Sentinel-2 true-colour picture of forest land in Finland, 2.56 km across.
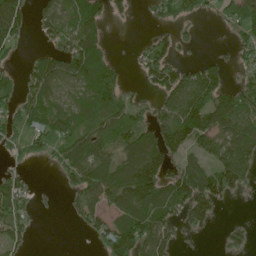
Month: June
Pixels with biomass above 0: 61%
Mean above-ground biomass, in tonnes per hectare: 60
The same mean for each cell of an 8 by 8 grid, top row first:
121 50 75 34 9 49 14 60
37 32 94 15 29 44 1 35
40 94 75 56 29 82 105 23
55 80 55 76 37 97 137 92
34 41 77 48 83 83 79 95
38 2 72 89 165 88 88 98
72 5 55 80 129 77 84 1
37 0 2 94 116 47 5 31
